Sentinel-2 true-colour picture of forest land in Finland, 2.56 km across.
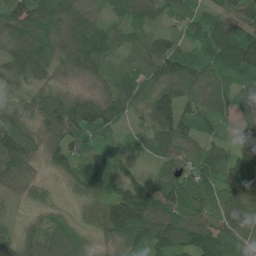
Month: June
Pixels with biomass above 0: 93%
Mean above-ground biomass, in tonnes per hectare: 72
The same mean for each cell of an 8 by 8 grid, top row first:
97 98 95 48 62 42 57 81
90 78 99 60 55 56 87 141
54 48 35 58 73 101 80 62
47 88 105 88 56 105 68 71
97 61 62 37 44 100 61 46
79 17 59 54 39 83 87 94
13 19 24 114 129 102 73 96
79 81 47 56 79 98 94 85
